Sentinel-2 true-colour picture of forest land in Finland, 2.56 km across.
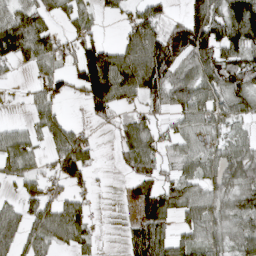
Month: April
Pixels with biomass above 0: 68%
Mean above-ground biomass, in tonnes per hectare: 67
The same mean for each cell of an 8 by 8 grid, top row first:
73 51 41 23 76 19 127 172
96 85 83 49 132 106 112 104
10 62 100 157 141 73 81 92
1 52 7 54 46 56 68 59
72 44 78 9 77 52 52 54
47 47 71 6 65 51 50 79
41 79 66 0 78 75 73 73
65 79 59 1 105 63 69 75
